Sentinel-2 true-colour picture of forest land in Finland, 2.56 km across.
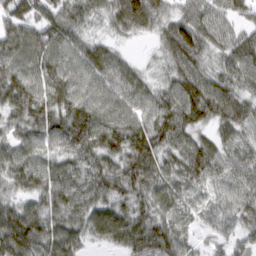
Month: March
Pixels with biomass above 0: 95%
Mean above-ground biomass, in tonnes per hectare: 80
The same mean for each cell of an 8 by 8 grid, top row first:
90 76 72 72 116 59 66 47
87 99 70 38 5 118 70 91
100 90 82 86 49 83 96 87
78 90 119 87 82 120 109 100
61 63 99 98 124 85 66 64
77 83 79 88 113 70 77 70
65 76 92 81 67 52 46 64
129 90 60 68 113 72 23 44
